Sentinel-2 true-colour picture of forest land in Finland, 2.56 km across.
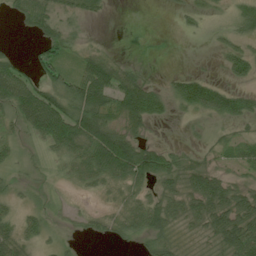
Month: July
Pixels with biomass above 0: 67%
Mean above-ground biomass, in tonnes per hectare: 40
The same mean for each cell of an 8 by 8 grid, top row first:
27 52 28 4 0 7 18 40
5 42 23 7 0 0 6 29
81 51 78 89 36 28 37 22
54 102 90 76 81 17 57 55
23 41 77 103 40 11 18 36
13 10 40 62 64 55 65 20
20 20 10 20 56 52 84 75
48 17 9 19 29 31 32 98
